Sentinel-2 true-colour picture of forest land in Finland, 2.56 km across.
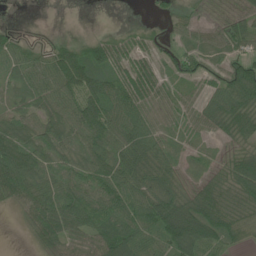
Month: June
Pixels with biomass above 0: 83%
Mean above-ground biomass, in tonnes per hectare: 53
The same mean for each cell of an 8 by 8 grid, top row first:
0 0 0 0 2 20 25 51
42 19 43 75 39 36 39 43
48 64 86 65 77 40 46 100
40 59 79 68 59 39 66 77
74 56 59 64 72 25 18 48
82 55 57 71 67 44 33 84
25 74 90 71 77 94 92 60
1 53 62 86 60 93 84 33
